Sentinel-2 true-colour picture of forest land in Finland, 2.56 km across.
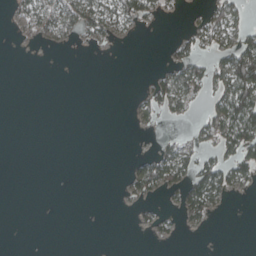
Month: March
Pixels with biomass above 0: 25%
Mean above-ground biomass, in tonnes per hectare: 18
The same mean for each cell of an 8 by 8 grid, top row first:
15 55 58 54 35 3 26 34
1 7 4 3 0 17 26 77
0 0 0 0 3 55 38 125
0 0 0 0 18 19 28 112
0 0 0 0 0 23 24 63
0 0 0 0 53 43 59 35
0 0 0 0 9 13 40 0
0 0 0 0 1 7 0 0
